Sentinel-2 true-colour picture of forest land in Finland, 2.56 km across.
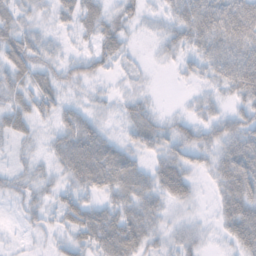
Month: November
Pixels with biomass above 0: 78%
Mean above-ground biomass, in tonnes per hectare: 33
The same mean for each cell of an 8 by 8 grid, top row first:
30 18 42 23 22 39 68 84
44 24 13 31 4 31 49 64
38 29 28 12 9 8 28 70
40 26 28 15 34 9 26 40
17 19 63 33 40 48 47 59
24 23 48 56 37 54 23 47
11 23 41 35 45 22 6 51
4 10 30 54 44 32 15 39
